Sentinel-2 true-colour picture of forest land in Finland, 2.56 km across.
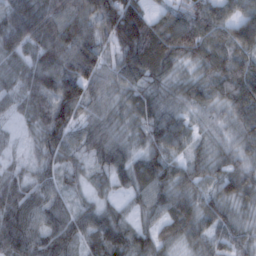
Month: February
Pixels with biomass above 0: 95%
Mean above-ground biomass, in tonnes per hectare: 72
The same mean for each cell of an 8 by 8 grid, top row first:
78 81 89 141 97 66 97 79
68 101 111 47 135 111 97 86
47 95 125 57 69 39 67 116
29 98 77 46 69 53 39 78
10 73 63 81 57 69 37 46
42 44 42 70 94 77 54 75
91 70 49 38 54 90 72 43
96 86 70 91 64 62 67 50
